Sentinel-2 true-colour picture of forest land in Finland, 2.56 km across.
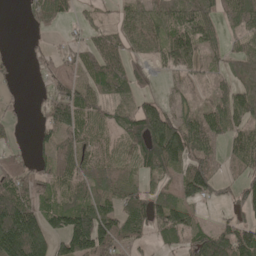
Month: May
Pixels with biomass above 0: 72%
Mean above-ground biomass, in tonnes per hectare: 75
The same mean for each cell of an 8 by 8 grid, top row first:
0 71 22 26 85 84 80 85
3 24 46 80 68 99 55 41
19 34 48 109 28 27 37 72
17 68 98 59 113 52 82 100
29 49 73 63 136 162 93 90
87 61 80 89 51 69 97 54
161 71 108 84 109 110 28 67
209 114 161 101 41 64 110 122
